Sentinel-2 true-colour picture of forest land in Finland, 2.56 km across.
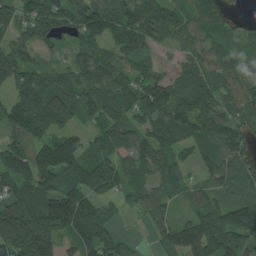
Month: July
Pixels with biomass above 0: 89%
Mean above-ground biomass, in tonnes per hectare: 97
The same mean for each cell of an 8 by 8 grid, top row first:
95 119 118 105 131 74 98 24
105 46 78 69 79 44 69 52
112 93 88 85 84 72 98 67
121 151 101 120 102 121 112 73
79 103 73 105 94 89 88 83
126 139 150 152 62 79 56 147
125 139 183 42 78 34 67 118
209 129 112 94 13 120 141 94
